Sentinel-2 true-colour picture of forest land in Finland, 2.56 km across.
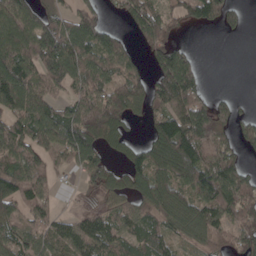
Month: April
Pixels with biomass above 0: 73%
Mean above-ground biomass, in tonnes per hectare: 85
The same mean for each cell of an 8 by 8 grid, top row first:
126 66 94 15 108 47 85 36
126 173 124 77 62 70 0 0
145 112 88 72 61 198 16 0
117 110 105 118 40 131 104 27
112 104 126 52 60 160 120 51
106 68 41 66 99 129 140 94
78 65 13 46 84 106 112 124
80 76 97 88 83 50 57 70
